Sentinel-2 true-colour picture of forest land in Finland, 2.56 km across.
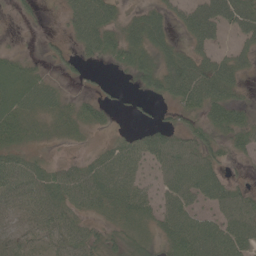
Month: June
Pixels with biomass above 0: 80%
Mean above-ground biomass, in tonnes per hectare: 45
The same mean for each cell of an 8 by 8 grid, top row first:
13 3 79 56 56 29 89 87
13 18 36 59 72 46 39 33
66 31 13 6 47 88 100 39
61 46 41 15 13 27 62 52
42 22 12 23 42 50 48 41
51 46 46 60 25 60 62 8
29 47 38 45 47 59 31 65
31 28 43 44 44 74 83 76
